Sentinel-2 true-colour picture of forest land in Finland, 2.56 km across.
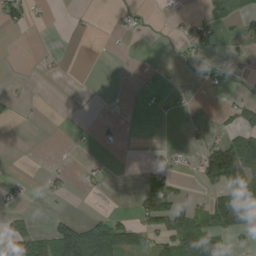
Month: August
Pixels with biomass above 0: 22%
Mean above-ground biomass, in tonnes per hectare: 22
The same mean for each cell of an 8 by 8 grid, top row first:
33 4 3 3 7 10 29 37
0 2 0 1 0 7 22 8
2 3 0 0 0 0 5 2
5 0 0 0 2 4 0 36
0 0 4 3 1 2 29 89
6 9 7 3 11 19 60 116
12 1 0 2 53 74 55 100
80 56 110 112 42 68 77 10
